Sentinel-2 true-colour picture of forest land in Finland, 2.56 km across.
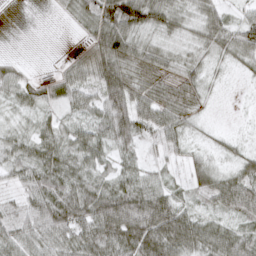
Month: March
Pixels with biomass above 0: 85%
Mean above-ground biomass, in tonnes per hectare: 41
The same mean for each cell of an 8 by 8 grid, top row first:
0 2 30 71 65 40 45 23
0 0 14 72 40 25 37 55
42 20 39 65 49 37 21 7
22 24 32 65 51 49 8 3
38 50 50 49 32 40 16 17
34 52 39 37 33 19 46 44
27 64 69 83 79 50 23 53
49 53 57 68 88 72 58 56
